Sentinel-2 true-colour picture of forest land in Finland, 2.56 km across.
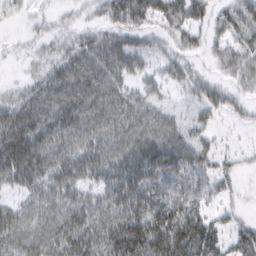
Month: March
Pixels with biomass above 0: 82%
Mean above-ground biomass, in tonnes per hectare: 45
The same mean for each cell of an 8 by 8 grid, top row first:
15 19 18 44 53 59 41 56
9 24 48 54 36 35 27 49
10 51 60 47 29 38 36 40
63 56 57 55 46 29 35 16
76 56 50 53 58 56 29 7
54 51 45 49 67 66 38 16
37 52 51 53 63 72 32 12
55 60 63 64 80 83 63 43
